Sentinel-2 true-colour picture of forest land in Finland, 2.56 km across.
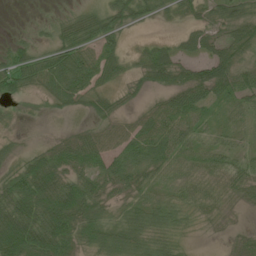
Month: July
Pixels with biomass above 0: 76%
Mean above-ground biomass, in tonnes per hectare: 37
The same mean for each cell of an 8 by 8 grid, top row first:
0 6 29 54 26 20 31 41
24 29 56 32 19 32 43 56
53 64 64 31 29 45 66 46
6 9 16 23 28 55 25 27
13 17 54 41 55 49 25 11
42 78 42 57 33 19 25 32
74 79 71 25 42 28 17 11
105 87 45 51 43 18 2 20
